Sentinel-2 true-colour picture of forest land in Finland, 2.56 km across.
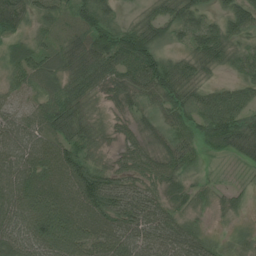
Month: July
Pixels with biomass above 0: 88%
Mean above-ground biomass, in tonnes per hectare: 54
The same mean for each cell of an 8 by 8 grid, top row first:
66 34 52 35 30 61 31 67
38 37 55 95 90 23 61 32
34 53 61 44 66 66 20 36
34 60 41 15 24 46 71 60
73 59 49 15 33 53 36 67
85 77 121 57 43 41 13 6
94 101 98 99 80 35 15 16
90 113 90 82 71 79 37 16
